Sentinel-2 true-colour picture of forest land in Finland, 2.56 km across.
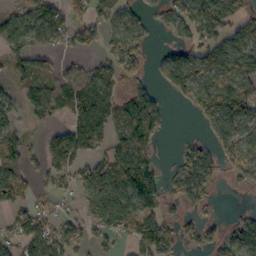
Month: October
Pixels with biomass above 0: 63%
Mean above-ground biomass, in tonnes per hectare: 67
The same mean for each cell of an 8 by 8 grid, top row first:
54 86 48 82 25 57 97 65
52 47 44 54 53 63 104 100
35 59 65 66 43 107 80 105
50 60 77 81 140 5 86 116
55 58 104 58 84 11 45 94
59 58 54 84 94 51 70 61
59 30 38 140 90 31 27 10
62 95 59 38 107 82 54 123
